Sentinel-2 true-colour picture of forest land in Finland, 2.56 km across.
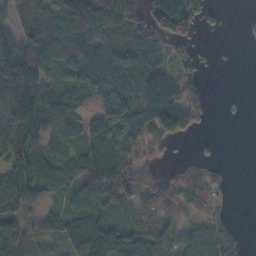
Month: November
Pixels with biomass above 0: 72%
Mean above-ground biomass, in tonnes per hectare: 72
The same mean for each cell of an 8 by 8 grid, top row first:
35 92 129 145 107 181 47 4
116 122 120 99 118 46 2 1
200 86 74 103 56 39 15 0
179 122 60 103 85 122 35 5
125 68 61 84 37 19 5 0
87 85 86 129 58 24 31 0
62 35 54 58 45 75 79 0
106 61 90 88 82 78 110 43
